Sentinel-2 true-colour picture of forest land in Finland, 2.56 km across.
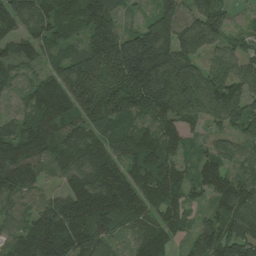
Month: July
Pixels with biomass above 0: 96%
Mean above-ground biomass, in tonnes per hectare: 114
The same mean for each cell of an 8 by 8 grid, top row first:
142 105 112 91 36 115 110 10
96 83 79 193 230 172 88 73
69 79 138 127 214 165 118 109
58 141 102 138 109 128 107 143
112 122 139 106 132 90 47 67
131 50 160 144 147 106 119 69
52 81 160 149 115 92 58 180
101 183 139 68 114 59 124 194
